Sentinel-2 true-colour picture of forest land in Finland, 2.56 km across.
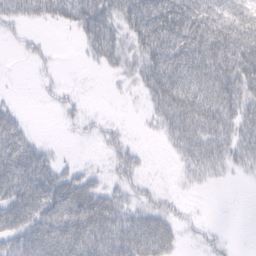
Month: February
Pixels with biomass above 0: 63%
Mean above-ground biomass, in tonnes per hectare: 43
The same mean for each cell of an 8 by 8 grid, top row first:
34 37 59 48 81 98 76 66
6 9 12 51 50 88 96 88
0 7 1 6 42 86 80 79
20 2 15 1 10 74 86 53
71 11 3 22 4 31 60 45
83 63 32 20 13 6 20 10
84 77 87 57 33 17 1 0
50 79 85 68 86 34 14 1
